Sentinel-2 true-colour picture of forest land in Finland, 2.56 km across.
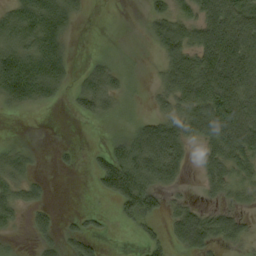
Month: September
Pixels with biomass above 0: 61%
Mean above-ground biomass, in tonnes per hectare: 59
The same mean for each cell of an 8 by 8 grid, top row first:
68 105 28 0 21 70 113 126
79 89 2 3 5 99 156 153
123 96 28 43 6 89 164 159
18 6 31 29 11 66 147 152
19 1 5 30 121 114 82 131
55 7 4 109 95 63 56 59
54 24 5 11 76 33 34 30
8 27 48 4 25 41 71 44
